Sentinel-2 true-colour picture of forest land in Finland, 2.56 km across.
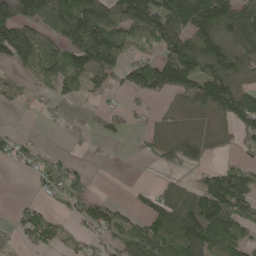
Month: May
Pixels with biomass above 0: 63%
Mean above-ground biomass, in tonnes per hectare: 86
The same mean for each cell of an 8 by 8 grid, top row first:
160 138 193 104 179 162 193 150
175 100 149 145 44 138 148 118
37 63 91 69 134 184 146 86
14 19 8 34 25 43 91 164
43 6 8 10 21 106 63 38
5 73 44 0 1 36 74 86
20 29 62 51 43 148 189 110
26 55 32 55 123 126 188 100
